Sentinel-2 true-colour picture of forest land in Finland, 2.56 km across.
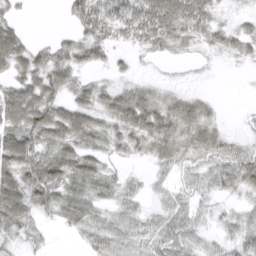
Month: March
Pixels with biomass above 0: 78%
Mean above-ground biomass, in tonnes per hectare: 37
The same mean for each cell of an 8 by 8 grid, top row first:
23 0 48 51 62 68 40 13
62 29 44 27 26 25 19 26
46 54 28 16 12 4 2 1
74 68 53 52 64 48 24 3
72 58 53 34 37 49 49 23
56 68 63 29 14 29 34 47
69 39 57 33 22 42 20 14
27 8 15 49 42 57 23 31
